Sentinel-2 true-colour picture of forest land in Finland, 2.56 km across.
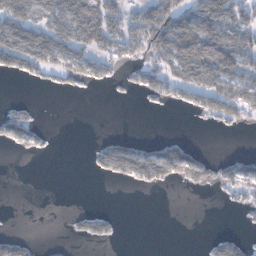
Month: January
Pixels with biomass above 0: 40%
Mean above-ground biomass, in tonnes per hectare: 41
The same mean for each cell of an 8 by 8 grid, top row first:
98 74 133 77 68 92 104 65
120 117 87 54 74 124 136 92
14 24 45 23 43 62 79 75
28 0 0 0 4 9 55 62
30 9 0 41 32 63 1 0
0 0 0 43 73 62 46 66
0 0 6 4 0 0 0 23
45 0 19 17 0 0 14 23
